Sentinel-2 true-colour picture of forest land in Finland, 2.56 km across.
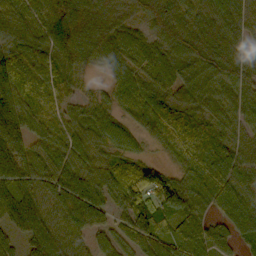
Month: October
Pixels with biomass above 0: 94%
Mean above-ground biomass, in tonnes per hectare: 68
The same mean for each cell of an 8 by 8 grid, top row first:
74 71 113 65 63 90 68 67
65 66 80 70 61 80 105 53
92 62 25 29 59 82 74 70
84 67 34 39 68 81 52 58
80 53 58 52 21 89 79 49
81 79 86 82 80 52 75 66
82 70 120 49 101 90 51 60
36 85 49 49 76 70 61 27
